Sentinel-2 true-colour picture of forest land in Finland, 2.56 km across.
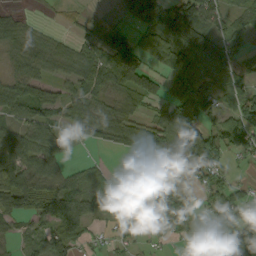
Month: September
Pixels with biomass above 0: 73%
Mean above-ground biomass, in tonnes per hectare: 65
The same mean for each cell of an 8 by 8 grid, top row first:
28 5 18 14 116 149 78 36
68 64 57 140 68 126 118 49
69 55 63 74 106 52 62 41
72 67 62 59 40 88 92 66
77 71 18 43 100 58 103 78
106 103 34 27 35 50 63 10
74 100 95 59 123 85 37 84
33 74 55 27 30 26 12 69
